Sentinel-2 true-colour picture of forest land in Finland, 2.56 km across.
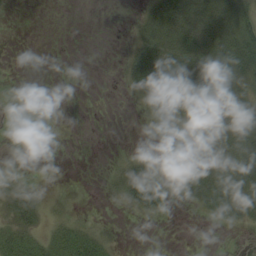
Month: August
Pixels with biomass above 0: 43%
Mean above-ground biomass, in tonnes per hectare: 18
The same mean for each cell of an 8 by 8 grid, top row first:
0 0 0 0 19 74 67 38
0 0 0 0 35 43 42 48
0 0 0 0 52 56 56 36
0 0 0 0 7 28 45 30
0 0 0 0 1 18 35 42
4 0 0 9 39 23 40 42
30 7 0 0 24 2 24 31
37 20 35 5 0 0 0 0
